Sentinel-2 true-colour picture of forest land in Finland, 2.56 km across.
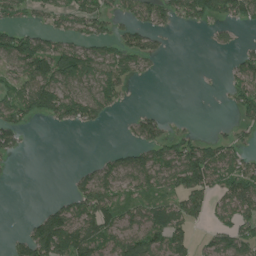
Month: July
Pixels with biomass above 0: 54%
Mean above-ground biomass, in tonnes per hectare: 56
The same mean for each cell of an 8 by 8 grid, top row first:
60 52 89 48 57 66 71 71
110 76 77 55 66 1 9 26
61 109 101 86 12 0 1 68
74 88 99 27 25 0 0 38
47 0 0 4 69 64 46 34
1 0 29 71 83 81 97 81
0 36 83 73 55 59 51 78
29 151 121 73 106 80 38 95
